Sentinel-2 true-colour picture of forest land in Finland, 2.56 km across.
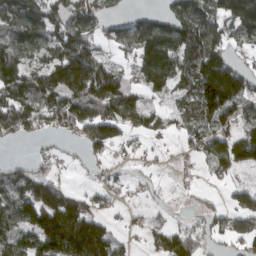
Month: March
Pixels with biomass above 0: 69%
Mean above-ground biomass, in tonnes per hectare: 96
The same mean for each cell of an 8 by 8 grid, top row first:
132 102 142 56 48 117 118 200
126 105 139 53 158 152 152 55
134 114 163 157 93 107 204 152
189 130 157 134 117 70 165 111
38 27 58 100 39 21 86 100
72 63 9 42 26 13 28 27
127 155 71 34 22 11 35 86
113 193 109 67 32 126 66 72
